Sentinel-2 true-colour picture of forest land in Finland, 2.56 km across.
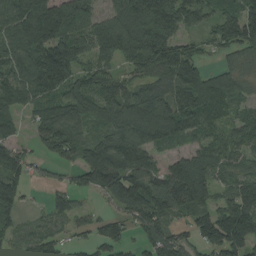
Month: August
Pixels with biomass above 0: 84%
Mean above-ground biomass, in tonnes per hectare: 114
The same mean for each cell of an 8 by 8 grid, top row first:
145 217 189 135 211 159 71 143
102 172 107 174 195 119 39 102
115 183 85 78 79 122 113 76
76 103 109 116 179 147 113 56
74 86 95 169 164 68 81 77
99 30 78 188 155 173 127 87
72 48 47 52 155 126 101 158
71 99 33 105 90 105 121 157
